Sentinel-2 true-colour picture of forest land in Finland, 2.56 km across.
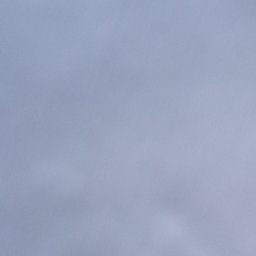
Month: December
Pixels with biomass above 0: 84%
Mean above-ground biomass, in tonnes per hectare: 104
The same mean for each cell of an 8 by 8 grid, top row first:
19 34 79 94 94 177 65 79
66 56 136 109 135 136 89 68
90 112 114 116 122 79 85 100
82 122 121 94 81 76 109 86
123 107 125 126 51 49 59 57
82 153 150 92 68 155 153 28
174 183 141 118 152 222 173 46
82 164 104 120 91 118 106 52
